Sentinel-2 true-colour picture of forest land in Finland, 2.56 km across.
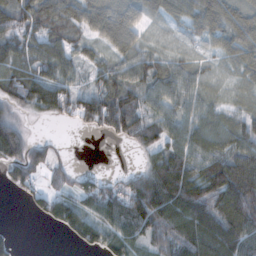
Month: November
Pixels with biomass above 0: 80%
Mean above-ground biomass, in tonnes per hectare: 75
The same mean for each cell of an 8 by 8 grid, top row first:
95 108 93 111 60 44 126 100
66 77 50 69 51 27 33 86
85 88 36 83 80 71 39 32
43 57 102 146 65 56 56 39
116 31 0 10 62 76 79 80
56 46 38 18 88 183 126 135
1 39 72 97 163 143 125 156
24 0 49 72 68 123 128 111
